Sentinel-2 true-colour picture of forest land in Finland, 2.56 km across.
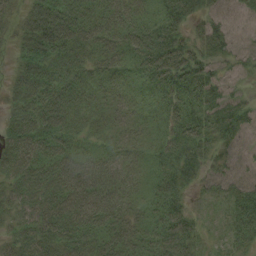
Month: August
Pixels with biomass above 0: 92%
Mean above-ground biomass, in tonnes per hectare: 50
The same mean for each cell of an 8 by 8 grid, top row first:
32 106 70 47 40 59 34 25
37 90 67 42 57 64 43 24
46 81 48 27 32 67 52 13
51 103 44 24 17 50 54 42
67 80 35 20 19 53 43 25
74 86 74 36 27 51 24 31
47 77 85 51 34 51 18 56
48 66 65 58 49 73 17 42
